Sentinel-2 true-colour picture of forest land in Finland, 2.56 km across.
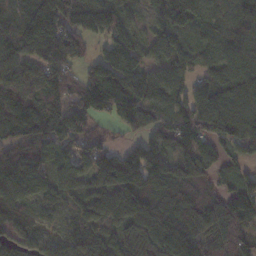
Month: November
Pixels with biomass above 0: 91%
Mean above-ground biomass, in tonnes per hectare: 107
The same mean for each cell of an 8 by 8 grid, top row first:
75 176 129 112 29 86 60 71
114 144 84 121 80 87 76 71
147 157 106 172 133 97 83 124
162 150 133 111 118 108 165 120
103 122 91 59 103 148 95 116
116 93 100 128 140 125 70 75
80 54 67 113 117 116 96 150
66 68 77 84 120 125 111 125
